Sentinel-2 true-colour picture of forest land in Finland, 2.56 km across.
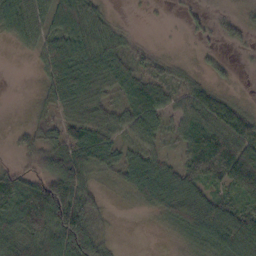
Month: October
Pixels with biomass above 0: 76%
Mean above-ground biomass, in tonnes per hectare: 54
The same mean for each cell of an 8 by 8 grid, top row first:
72 61 91 15 2 3 14 17
12 56 76 59 18 2 8 13
5 40 99 61 58 40 22 3
7 33 61 39 75 38 87 51
27 62 93 51 42 28 102 91
59 90 96 22 84 71 82 103
101 156 132 5 21 73 80 55
63 87 140 19 0 16 77 90
